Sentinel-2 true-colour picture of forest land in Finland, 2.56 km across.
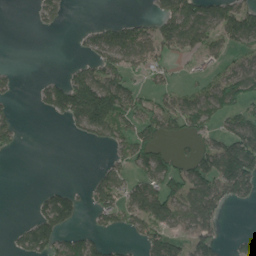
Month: June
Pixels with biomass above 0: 48%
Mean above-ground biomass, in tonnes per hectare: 58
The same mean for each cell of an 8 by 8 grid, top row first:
0 40 0 7 20 119 98 98
0 0 18 106 88 62 73 49
22 28 103 75 24 21 45 84
24 45 152 142 72 105 73 49
34 0 10 49 77 27 43 119
0 0 0 66 64 75 103 153
0 106 59 87 134 94 96 13
29 119 63 24 63 68 67 21
